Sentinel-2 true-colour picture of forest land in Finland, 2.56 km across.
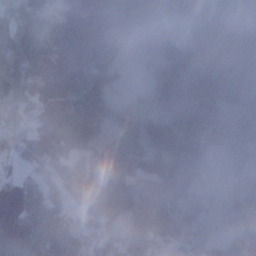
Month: December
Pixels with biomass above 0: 81%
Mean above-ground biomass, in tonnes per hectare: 110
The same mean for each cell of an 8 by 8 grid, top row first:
78 71 191 237 141 31 74 126
114 100 223 133 11 76 129 112
176 189 211 83 37 183 159 163
70 189 234 83 70 119 106 88
62 121 141 106 118 135 130 142
28 49 87 141 98 192 41 71
39 140 51 131 122 118 41 78
20 146 56 68 123 73 46 86
